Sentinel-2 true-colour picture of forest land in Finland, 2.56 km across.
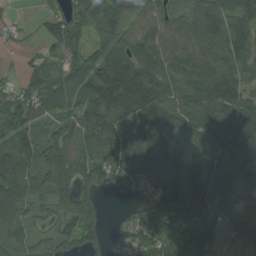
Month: August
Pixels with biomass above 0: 89%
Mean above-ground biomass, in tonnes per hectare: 102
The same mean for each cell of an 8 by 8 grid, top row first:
15 35 65 94 81 68 149 128
13 38 71 92 95 83 98 102
21 83 111 178 162 115 140 96
98 87 125 173 172 113 140 138
109 95 121 134 128 88 124 112
109 114 135 81 111 150 177 111
82 44 138 5 43 121 170 85
69 62 116 44 92 130 159 104
